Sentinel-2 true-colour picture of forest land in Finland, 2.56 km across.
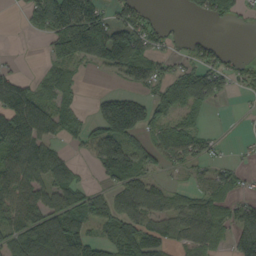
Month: September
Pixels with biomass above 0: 63%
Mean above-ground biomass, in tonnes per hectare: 73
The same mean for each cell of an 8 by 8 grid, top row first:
2 128 189 65 46 2 44 34
1 47 168 183 87 20 50 2
74 38 23 6 33 88 109 34
159 111 36 157 102 66 26 6
116 78 35 125 43 92 34 6
104 112 39 82 73 10 38 28
94 103 111 95 98 54 89 53
83 142 129 94 126 52 74 99
